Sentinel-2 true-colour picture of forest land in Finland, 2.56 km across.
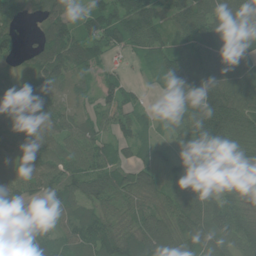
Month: June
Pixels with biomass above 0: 91%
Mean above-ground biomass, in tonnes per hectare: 68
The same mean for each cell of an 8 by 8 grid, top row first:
42 80 56 90 103 66 65 60
39 95 93 59 52 68 81 68
55 90 39 38 15 82 85 86
59 64 32 71 31 55 127 105
57 78 70 55 36 37 89 71
70 88 94 81 58 37 52 66
69 70 62 53 58 65 84 72
71 58 71 77 80 89 79 82
